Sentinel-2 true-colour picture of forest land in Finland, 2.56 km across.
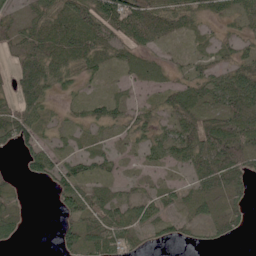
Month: June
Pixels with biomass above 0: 76%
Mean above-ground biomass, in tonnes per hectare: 42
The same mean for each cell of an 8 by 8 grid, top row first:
21 57 89 94 78 55 31 40
51 62 67 42 40 17 20 27
50 62 35 18 30 27 47 74
53 25 22 37 24 56 44 78
45 28 20 20 39 75 87 92
7 42 54 24 17 12 72 57
31 2 61 65 53 32 36 30
19 0 71 78 24 24 18 10
